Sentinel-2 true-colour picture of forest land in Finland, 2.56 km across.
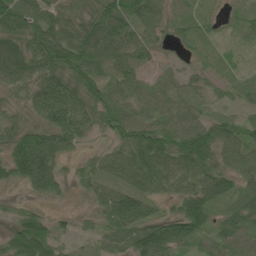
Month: June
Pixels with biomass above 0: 86%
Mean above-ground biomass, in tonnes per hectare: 58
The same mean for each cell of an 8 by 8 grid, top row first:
78 65 60 86 78 27 19 26
76 87 100 79 58 21 17 18
67 82 80 62 40 32 19 16
30 88 87 67 52 61 23 20
66 105 33 34 84 80 85 73
66 119 30 47 80 72 76 73
15 15 6 73 54 41 84 57
78 78 10 52 100 87 39 63
